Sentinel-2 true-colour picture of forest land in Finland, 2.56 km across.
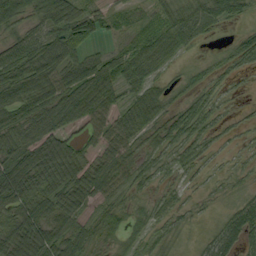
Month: September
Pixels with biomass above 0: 83%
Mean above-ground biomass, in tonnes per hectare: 52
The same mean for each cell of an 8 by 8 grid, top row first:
73 79 81 27 18 45 57 26
67 93 60 20 47 49 7 44
68 76 96 66 53 17 27 14
78 82 86 54 64 38 46 9
69 94 50 57 30 51 32 13
116 110 78 66 39 26 15 15
83 79 67 39 26 35 8 47
101 80 56 31 28 16 26 67
